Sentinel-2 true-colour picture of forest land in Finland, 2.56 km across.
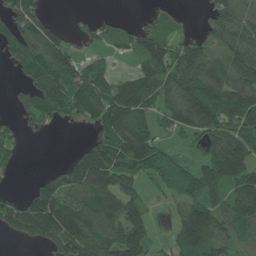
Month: June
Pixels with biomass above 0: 70%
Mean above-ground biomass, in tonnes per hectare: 92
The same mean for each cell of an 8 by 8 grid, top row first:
103 35 17 21 15 22 52 107
100 112 26 31 73 65 64 108
22 127 103 63 103 116 136 110
47 86 69 132 117 131 195 202
42 0 20 126 159 29 97 159
14 59 152 180 78 79 127 166
79 173 129 147 71 47 127 116
26 91 168 110 102 68 137 67
